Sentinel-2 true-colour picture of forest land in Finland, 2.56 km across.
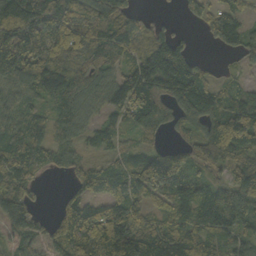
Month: October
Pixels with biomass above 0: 85%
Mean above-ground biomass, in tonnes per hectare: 94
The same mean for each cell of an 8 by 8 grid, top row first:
178 119 100 122 37 15 64 61
167 97 118 138 96 104 14 85
119 144 101 88 160 170 62 37
56 60 79 73 109 85 108 127
86 82 55 60 61 62 135 126
81 23 61 98 131 143 68 97
105 13 131 91 92 100 102 93
62 82 179 139 113 103 71 71
